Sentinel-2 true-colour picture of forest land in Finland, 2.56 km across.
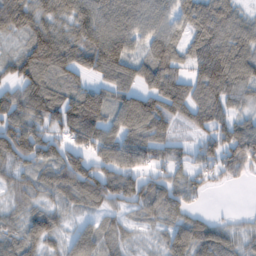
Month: February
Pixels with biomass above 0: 85%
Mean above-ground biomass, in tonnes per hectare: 75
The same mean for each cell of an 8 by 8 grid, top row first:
116 75 88 91 78 59 99 56
32 140 101 118 54 67 104 93
82 92 47 77 74 89 110 93
107 111 133 70 104 56 81 37
139 98 76 89 93 41 63 122
56 66 122 104 69 61 45 38
41 51 43 48 62 72 11 4
57 56 73 53 11 70 92 44
